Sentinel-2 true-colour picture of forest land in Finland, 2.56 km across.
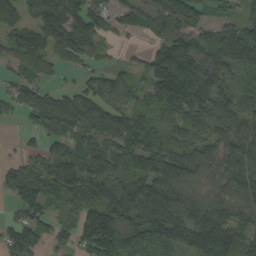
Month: September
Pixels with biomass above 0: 83%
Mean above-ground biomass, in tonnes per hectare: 94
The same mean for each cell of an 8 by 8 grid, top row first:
67 120 110 61 82 98 47 54
83 86 98 20 24 132 103 138
64 43 35 69 59 220 134 78
39 136 122 107 79 101 116 106
9 59 73 124 122 80 81 133
73 91 94 102 131 151 69 133
49 65 95 121 147 123 107 88
99 61 94 163 97 97 142 94
